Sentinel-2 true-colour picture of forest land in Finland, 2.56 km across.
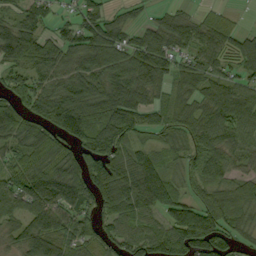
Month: September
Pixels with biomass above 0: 85%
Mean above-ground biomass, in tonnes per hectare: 82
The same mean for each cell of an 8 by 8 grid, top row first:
56 57 65 45 21 51 37 11
130 70 84 76 91 77 77 85
68 67 79 81 97 44 79 67
87 89 131 96 89 69 78 94
63 99 89 104 48 67 84 79
81 140 93 111 138 54 76 54
56 127 100 98 112 122 103 76
51 112 86 81 98 117 126 50
